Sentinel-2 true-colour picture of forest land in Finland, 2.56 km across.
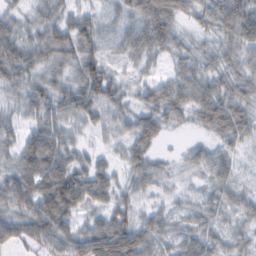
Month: February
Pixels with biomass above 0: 90%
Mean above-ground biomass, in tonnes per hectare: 46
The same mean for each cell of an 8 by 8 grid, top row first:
27 35 36 23 73 52 47 76
63 56 61 26 50 37 28 51
44 38 60 45 26 45 49 48
26 49 52 36 49 44 74 60
38 74 25 21 49 4 29 34
63 98 65 40 49 14 35 19
55 93 51 50 21 20 31 37
45 57 64 104 59 40 41 34
